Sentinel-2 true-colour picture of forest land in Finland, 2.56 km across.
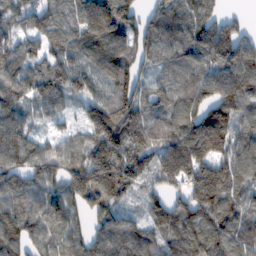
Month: February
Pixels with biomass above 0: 91%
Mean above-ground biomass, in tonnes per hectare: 120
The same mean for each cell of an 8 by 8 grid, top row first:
87 85 120 189 86 100 106 26
90 84 123 156 116 91 165 148
132 119 115 153 70 89 114 152
103 76 57 162 115 126 146 107
136 77 85 220 110 160 187 112
117 121 205 211 89 154 191 123
114 119 99 115 60 103 155 102
134 98 85 149 116 120 134 94
